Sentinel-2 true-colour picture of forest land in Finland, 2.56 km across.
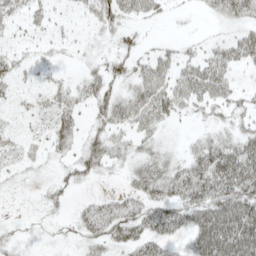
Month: May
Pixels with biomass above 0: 56%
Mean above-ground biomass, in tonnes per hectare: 28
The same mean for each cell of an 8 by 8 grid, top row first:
24 15 10 35 26 5 9 37
13 9 4 9 11 15 20 43
21 11 15 26 37 42 58 15
12 23 18 34 43 26 17 20
17 19 20 32 21 7 32 41
9 6 22 8 39 45 67 78
1 10 17 42 39 44 70 85
9 3 14 35 44 22 83 95
